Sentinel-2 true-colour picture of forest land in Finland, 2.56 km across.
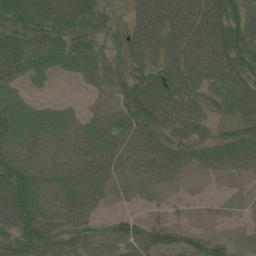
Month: June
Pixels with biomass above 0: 85%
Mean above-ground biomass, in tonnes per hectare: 62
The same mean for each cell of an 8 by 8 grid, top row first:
93 91 89 39 80 102 112 69
91 76 72 49 89 90 108 104
48 19 28 60 83 92 84 90
48 32 18 41 98 83 51 61
66 38 43 56 66 74 63 78
91 51 69 53 59 35 19 26
115 66 70 16 17 6 7 6
76 90 62 54 65 58 59 13
